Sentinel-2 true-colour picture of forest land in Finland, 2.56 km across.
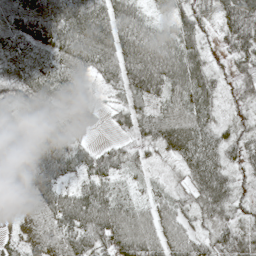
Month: May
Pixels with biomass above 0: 94%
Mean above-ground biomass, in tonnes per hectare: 60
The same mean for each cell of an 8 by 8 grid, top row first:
86 94 90 77 38 51 28 78
62 60 92 90 80 84 33 55
61 68 57 47 126 85 67 39
42 48 64 19 65 67 58 16
41 86 39 22 38 99 74 49
48 77 51 52 21 17 104 28
49 63 96 75 41 41 59 27
31 48 69 90 87 62 46 55
